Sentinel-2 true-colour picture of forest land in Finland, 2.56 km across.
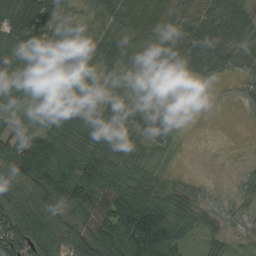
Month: August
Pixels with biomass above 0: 84%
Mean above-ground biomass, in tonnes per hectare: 60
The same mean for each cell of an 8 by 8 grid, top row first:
87 72 21 58 69 76 79 75
73 54 66 72 36 65 90 55
68 26 36 35 36 37 24 25
50 36 45 33 36 16 0 3
95 116 73 61 43 17 0 0
120 128 119 91 59 15 4 9
82 93 86 144 127 59 28 17
87 96 91 151 162 73 28 17
